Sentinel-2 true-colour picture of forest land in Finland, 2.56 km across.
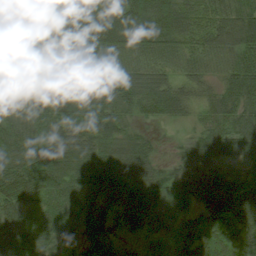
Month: August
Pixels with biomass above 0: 96%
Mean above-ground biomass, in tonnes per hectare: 69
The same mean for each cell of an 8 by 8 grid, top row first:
66 95 99 96 111 104 66 62
86 95 58 81 73 64 65 87
79 84 112 90 73 48 38 100
74 113 103 87 48 49 53 80
83 72 75 66 42 14 68 56
89 82 62 70 62 36 64 52
52 48 59 50 61 53 67 86
60 56 46 22 28 55 91 66
